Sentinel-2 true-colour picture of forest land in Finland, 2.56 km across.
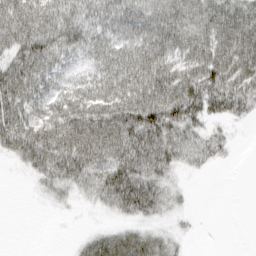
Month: March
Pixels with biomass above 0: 75%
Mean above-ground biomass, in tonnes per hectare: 47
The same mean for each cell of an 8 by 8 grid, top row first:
67 52 38 48 55 58 65 72
62 57 41 49 62 59 71 80
77 46 34 69 85 81 80 68
70 51 73 82 93 76 56 41
77 82 86 81 99 58 37 3
2 46 53 69 67 19 4 0
0 6 7 29 61 16 0 0
0 0 12 44 44 17 0 0
